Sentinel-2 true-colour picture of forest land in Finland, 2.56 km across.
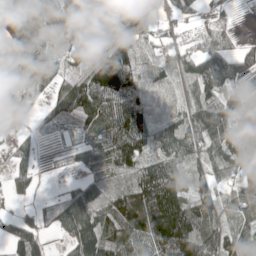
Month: May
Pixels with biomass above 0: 82%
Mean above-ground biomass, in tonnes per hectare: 97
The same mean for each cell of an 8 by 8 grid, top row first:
156 105 50 55 133 62 37 7
102 61 37 92 44 55 123 65
51 72 83 195 57 41 192 82
37 42 117 154 129 43 156 154
26 9 55 154 140 106 107 104
33 2 35 86 151 91 73 73
12 28 142 143 327 201 125 112
75 30 129 149 188 290 142 93
